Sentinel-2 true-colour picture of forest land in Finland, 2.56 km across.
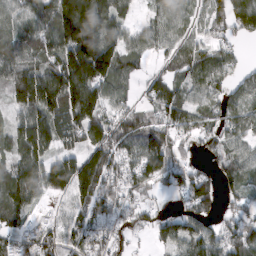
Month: March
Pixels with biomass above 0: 82%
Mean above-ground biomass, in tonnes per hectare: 90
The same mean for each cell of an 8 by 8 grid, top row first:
91 109 219 144 25 65 82 142
97 103 217 128 61 60 56 30
113 146 170 112 41 61 73 44
67 147 162 77 77 92 62 75
86 99 70 130 136 84 52 60
120 130 144 90 109 78 77 65
107 19 59 86 59 30 85 57
69 72 73 71 21 83 89 125
